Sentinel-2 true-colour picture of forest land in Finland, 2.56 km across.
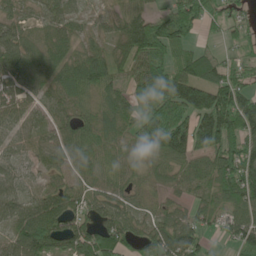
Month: June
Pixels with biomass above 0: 87%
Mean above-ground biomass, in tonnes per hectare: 81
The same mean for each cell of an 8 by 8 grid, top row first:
39 53 34 39 74 117 87 41
83 58 45 40 150 124 30 44
77 53 98 70 127 145 114 71
65 51 41 63 98 142 181 158
53 59 72 56 103 151 140 117
64 52 39 55 32 41 68 138
70 110 72 69 32 37 52 84
77 142 132 128 63 128 42 82
